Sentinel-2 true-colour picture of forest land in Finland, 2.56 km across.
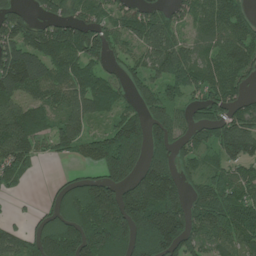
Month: July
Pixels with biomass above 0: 78%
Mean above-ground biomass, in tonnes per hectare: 110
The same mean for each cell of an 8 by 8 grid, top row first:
70 50 66 71 95 61 86 86
130 148 153 81 102 116 62 116
183 138 119 63 75 113 107 88
135 81 100 71 72 64 91 84
172 65 97 184 160 79 70 145
79 5 50 141 151 116 81 64
4 73 181 228 223 155 136 122
81 174 183 220 144 168 85 103
